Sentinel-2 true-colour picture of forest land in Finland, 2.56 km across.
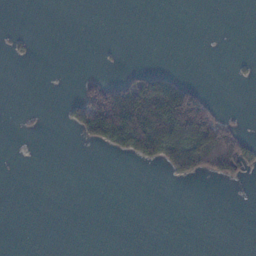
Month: January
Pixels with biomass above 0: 16%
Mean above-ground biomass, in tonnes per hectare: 24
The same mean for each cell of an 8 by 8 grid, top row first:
0 0 0 0 0 0 0 0
5 0 0 1 0 0 0 0
0 0 16 34 80 63 0 2
0 0 70 256 156 187 85 1
0 0 9 71 144 112 119 70
0 0 0 0 0 27 27 21
0 0 0 0 0 0 0 0
0 0 0 0 0 0 0 0
